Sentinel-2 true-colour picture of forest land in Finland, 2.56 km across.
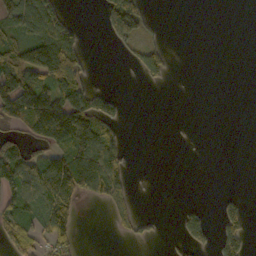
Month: October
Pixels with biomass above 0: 35%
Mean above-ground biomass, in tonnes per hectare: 43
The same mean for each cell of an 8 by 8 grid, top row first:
94 123 2 93 77 0 0 0
81 128 56 13 47 1 0 0
123 89 73 0 28 1 0 0
118 179 145 50 0 0 0 0
61 64 141 73 0 1 0 0
104 112 158 70 0 0 0 0
53 57 18 27 0 6 11 26
64 51 17 2 17 14 39 47
